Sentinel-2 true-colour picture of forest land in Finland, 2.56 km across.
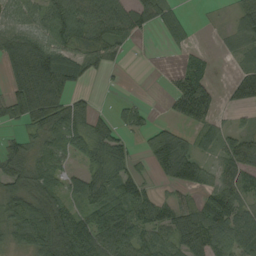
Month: August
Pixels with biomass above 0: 71%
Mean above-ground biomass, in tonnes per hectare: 63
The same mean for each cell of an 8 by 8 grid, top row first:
52 77 96 98 63 32 2 50
93 104 72 52 2 14 5 28
94 159 55 5 0 42 48 63
63 105 50 26 27 47 64 22
32 61 67 86 44 94 34 63
64 71 55 87 31 86 52 60
82 93 57 119 91 53 82 63
46 113 136 105 70 70 99 71
